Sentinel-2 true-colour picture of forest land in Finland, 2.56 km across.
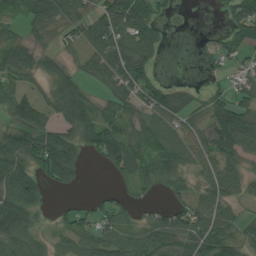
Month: July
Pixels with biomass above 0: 71%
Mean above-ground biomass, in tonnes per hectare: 58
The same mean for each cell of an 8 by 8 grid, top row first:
46 88 62 102 86 5 0 79
77 22 39 95 97 0 13 39
55 56 46 86 69 8 9 40
81 63 106 61 51 72 50 72
94 102 66 105 60 54 66 80
115 70 27 25 57 62 51 53
118 19 36 51 23 46 58 24
47 18 51 78 75 68 79 50
